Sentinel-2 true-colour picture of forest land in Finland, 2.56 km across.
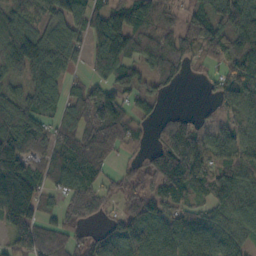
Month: October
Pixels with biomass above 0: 82%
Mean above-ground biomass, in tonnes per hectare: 89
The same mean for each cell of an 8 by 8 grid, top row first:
89 72 89 115 125 45 90 87
132 99 59 144 87 97 94 95
66 92 35 83 64 54 36 103
123 69 90 149 42 20 27 99
140 73 102 100 36 122 102 105
182 65 100 37 68 180 94 92
163 39 82 30 103 76 60 107
69 90 42 91 148 125 116 82
